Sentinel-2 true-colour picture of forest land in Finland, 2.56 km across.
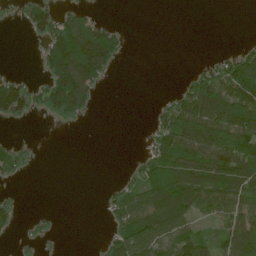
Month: June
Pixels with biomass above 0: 45%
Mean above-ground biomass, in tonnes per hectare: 56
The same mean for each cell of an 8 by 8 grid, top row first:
14 90 58 2 0 0 0 0
0 79 180 114 0 0 0 18
46 71 187 16 0 4 98 152
96 52 77 0 0 126 172 143
24 0 0 0 13 117 129 116
26 0 0 1 59 121 113 123
41 4 0 51 103 168 64 84
16 16 0 61 115 96 38 104
